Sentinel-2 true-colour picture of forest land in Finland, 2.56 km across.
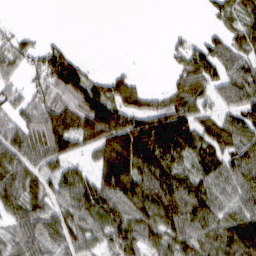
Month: March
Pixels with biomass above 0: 74%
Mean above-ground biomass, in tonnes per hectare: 69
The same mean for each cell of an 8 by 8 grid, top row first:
1 0 0 0 0 0 24 76
51 41 3 0 0 28 66 71
30 83 94 52 12 45 85 88
56 85 121 128 102 108 51 84
86 102 74 128 166 116 84 83
93 65 63 143 119 91 77 77
70 64 88 92 95 101 78 67
60 67 68 71 83 73 68 107
